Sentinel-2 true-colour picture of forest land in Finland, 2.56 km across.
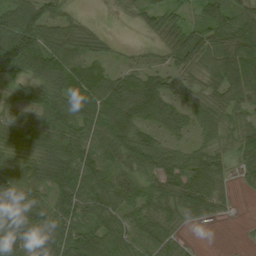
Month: August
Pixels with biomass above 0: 89%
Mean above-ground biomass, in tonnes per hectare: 67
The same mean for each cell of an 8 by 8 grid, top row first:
100 75 20 5 39 40 64 67
150 96 61 17 14 68 78 99
48 83 91 59 67 45 48 82
56 86 80 86 74 53 63 47
64 83 78 92 83 43 43 57
71 82 104 75 69 86 85 25
93 73 95 89 65 82 67 5
103 110 122 78 60 42 0 3
